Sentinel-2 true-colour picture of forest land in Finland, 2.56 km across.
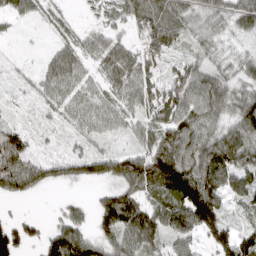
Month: April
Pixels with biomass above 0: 84%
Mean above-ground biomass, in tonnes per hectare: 73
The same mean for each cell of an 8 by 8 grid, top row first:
30 52 19 67 79 70 57 71
3 22 74 72 84 56 45 22
15 62 70 62 95 86 89 55
10 30 79 75 89 108 93 94
95 14 29 19 71 141 111 110
124 59 55 76 118 193 131 92
4 4 28 139 91 124 152 34
102 81 107 85 95 72 56 94
